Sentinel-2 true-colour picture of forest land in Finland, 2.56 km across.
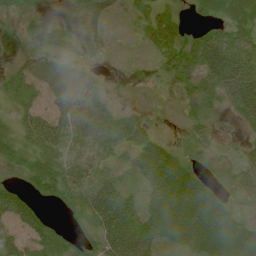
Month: July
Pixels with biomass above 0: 72%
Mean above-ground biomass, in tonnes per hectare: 35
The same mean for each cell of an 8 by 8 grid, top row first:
9 11 9 2 25 22 36 44
14 32 14 2 11 35 59 55
26 46 49 3 3 23 34 65
23 32 55 29 15 6 20 36
34 42 26 40 42 18 23 16
19 55 40 28 45 70 24 39
67 15 38 81 40 66 71 25
40 54 24 67 51 43 73 66
